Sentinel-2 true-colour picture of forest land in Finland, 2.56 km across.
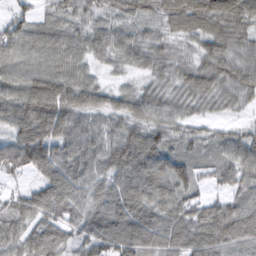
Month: February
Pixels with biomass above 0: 94%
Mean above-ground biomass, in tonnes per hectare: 88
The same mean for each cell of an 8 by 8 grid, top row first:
51 41 61 44 51 67 77 68
82 84 73 77 76 45 63 66
78 91 80 21 36 62 85 92
108 140 101 80 81 63 33 31
113 156 127 105 134 51 46 72
42 118 120 120 147 109 43 84
91 139 108 150 118 109 86 75
90 134 87 131 139 117 134 103
